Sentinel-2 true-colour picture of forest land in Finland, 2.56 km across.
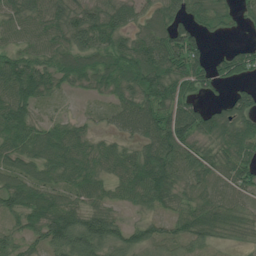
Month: July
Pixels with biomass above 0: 87%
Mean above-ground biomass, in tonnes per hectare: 68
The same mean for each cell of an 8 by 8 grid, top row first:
74 80 87 77 49 67 48 36
60 72 80 81 93 106 34 48
90 61 44 58 101 99 75 55
82 24 14 39 82 95 63 84
67 80 61 39 66 100 65 82
69 56 71 53 100 91 63 70
64 77 76 46 42 59 69 57
51 84 117 87 73 57 47 30
